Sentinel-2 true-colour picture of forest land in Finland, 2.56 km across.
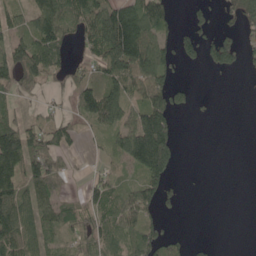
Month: May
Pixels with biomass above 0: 56%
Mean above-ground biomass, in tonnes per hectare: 69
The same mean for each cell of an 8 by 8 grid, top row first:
57 121 112 139 125 26 34 80
104 128 41 185 149 63 66 72
120 72 65 103 121 37 1 1
38 37 78 122 118 61 5 0
139 106 29 49 234 73 0 0
93 114 12 32 95 21 1 0
125 69 50 85 105 17 0 0
119 50 74 60 106 40 11 0
